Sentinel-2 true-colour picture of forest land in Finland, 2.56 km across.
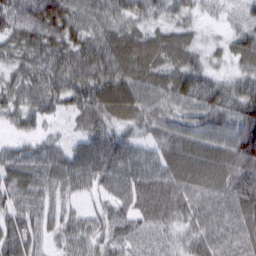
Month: March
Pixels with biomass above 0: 95%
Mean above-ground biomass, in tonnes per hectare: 58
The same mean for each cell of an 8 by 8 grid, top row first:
71 98 50 48 46 41 16 26
52 69 59 69 74 66 22 51
40 62 68 80 62 64 56 46
45 42 54 68 59 50 71 71
32 43 44 85 44 68 61 99
66 62 70 76 69 72 70 86
50 40 25 51 69 73 65 78
81 36 54 55 40 35 67 64
